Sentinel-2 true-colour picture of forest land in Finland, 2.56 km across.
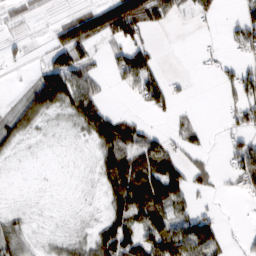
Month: February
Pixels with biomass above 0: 57%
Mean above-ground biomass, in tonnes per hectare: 44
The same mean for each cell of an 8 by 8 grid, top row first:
16 7 58 109 98 40 26 35
11 34 94 32 42 0 19 46
7 121 86 24 80 11 2 72
42 56 78 33 18 24 0 50
29 4 6 111 70 30 13 49
1 1 3 74 110 74 31 56
9 3 4 55 116 64 14 4
55 11 22 112 90 122 92 5
